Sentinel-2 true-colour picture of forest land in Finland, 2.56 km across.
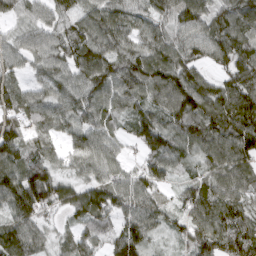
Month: March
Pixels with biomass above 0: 93%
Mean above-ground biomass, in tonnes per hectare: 81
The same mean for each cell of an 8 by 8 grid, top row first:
54 71 70 81 56 100 84 110
62 89 95 87 80 98 93 113
56 68 84 100 102 131 64 113
82 71 77 65 65 120 100 138
93 61 65 53 77 82 92 106
96 94 49 66 70 39 63 82
103 77 83 77 84 46 100 83
115 44 54 55 72 43 90 109
